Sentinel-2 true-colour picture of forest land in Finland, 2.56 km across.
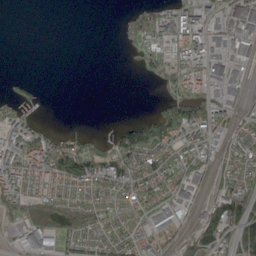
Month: May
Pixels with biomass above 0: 58%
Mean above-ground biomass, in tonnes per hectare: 46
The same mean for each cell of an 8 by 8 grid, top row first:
0 0 0 0 88 64 47 42
0 0 0 1 72 50 46 23
16 0 0 0 15 54 43 12
46 3 0 0 6 108 70 28
78 85 59 53 133 80 49 59
87 95 119 83 90 84 31 68
65 75 78 58 57 23 52 92
10 28 49 45 41 24 93 95
